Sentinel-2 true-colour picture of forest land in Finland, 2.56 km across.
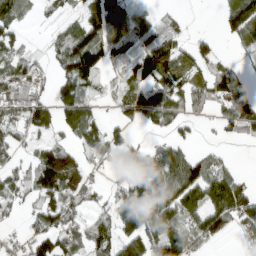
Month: March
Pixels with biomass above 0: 65%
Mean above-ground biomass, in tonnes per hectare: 64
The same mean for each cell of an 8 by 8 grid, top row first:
72 15 45 104 36 13 0 110
46 25 133 80 69 68 35 28
58 20 98 16 86 66 53 40
49 73 111 19 95 57 15 99
44 49 61 74 25 51 6 22
41 152 89 24 100 130 87 29
25 73 43 60 156 106 117 111
16 87 56 77 139 123 62 15
